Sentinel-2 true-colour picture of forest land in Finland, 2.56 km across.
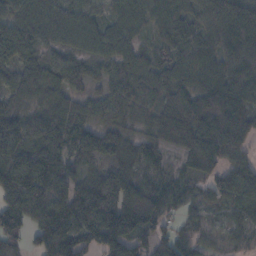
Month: November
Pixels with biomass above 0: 93%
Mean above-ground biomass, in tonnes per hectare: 92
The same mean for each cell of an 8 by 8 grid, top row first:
85 92 86 55 74 102 87 140
125 56 70 88 54 71 71 90
85 102 65 70 87 83 75 78
80 73 69 70 52 97 137 115
157 97 109 88 50 64 161 98
142 144 77 104 56 40 67 107
122 126 166 198 126 44 41 65
66 142 129 183 68 76 36 41
